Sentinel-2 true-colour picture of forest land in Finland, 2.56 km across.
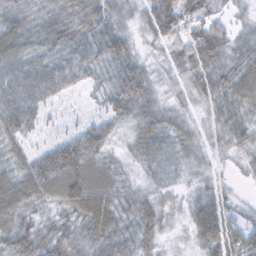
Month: February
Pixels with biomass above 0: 95%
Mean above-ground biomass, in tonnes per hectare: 46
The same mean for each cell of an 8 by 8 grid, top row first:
46 49 68 44 39 98 52 17
61 45 46 58 20 49 85 43
58 59 31 48 55 34 49 67
69 19 8 42 49 33 25 45
35 30 71 28 55 41 29 37
53 76 78 43 21 15 25 14
55 28 70 57 48 25 64 21
65 54 42 52 42 13 57 77
